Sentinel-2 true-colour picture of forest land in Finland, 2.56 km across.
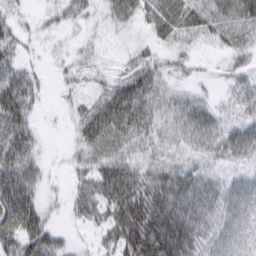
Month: March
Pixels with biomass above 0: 82%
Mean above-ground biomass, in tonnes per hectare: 38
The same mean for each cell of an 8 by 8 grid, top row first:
22 18 30 28 34 50 51 60
31 12 18 8 18 28 17 39
50 10 21 27 58 21 8 26
60 6 25 62 51 35 33 25
59 6 29 50 36 28 34 46
62 16 24 64 44 46 32 33
79 23 31 56 72 64 49 67
59 51 8 40 86 85 43 62
